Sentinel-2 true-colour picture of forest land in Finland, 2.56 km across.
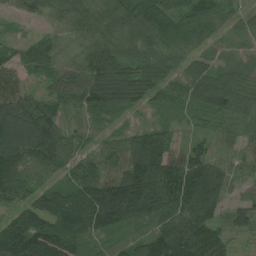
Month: July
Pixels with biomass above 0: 95%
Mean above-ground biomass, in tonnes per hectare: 90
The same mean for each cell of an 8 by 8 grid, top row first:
32 44 80 109 117 94 78 61
44 86 62 103 114 71 61 25
51 53 67 92 100 77 101 59
110 78 39 80 41 37 77 77
114 103 50 55 133 51 52 56
130 55 87 102 197 137 172 47
91 132 166 180 160 140 162 52
154 169 99 52 85 116 91 22
